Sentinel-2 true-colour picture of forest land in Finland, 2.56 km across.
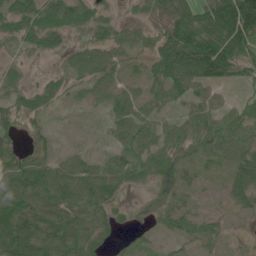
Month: June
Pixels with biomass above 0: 81%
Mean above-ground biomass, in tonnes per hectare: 51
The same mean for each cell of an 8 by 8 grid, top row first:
75 66 52 26 25 107 107 202
29 46 28 43 35 159 174 105
31 26 32 38 42 91 92 42
47 30 8 35 37 21 48 34
21 17 8 23 50 40 38 49
70 69 69 62 40 29 13 64
61 75 70 43 23 31 7 35
94 76 77 28 18 23 25 7
